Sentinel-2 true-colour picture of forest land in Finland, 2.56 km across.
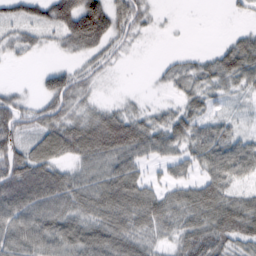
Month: February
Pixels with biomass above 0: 78%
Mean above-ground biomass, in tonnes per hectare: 54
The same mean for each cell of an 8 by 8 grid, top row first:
38 56 143 82 42 1 0 10
34 14 54 44 4 2 6 58
2 45 47 7 1 29 38 46
78 60 34 37 23 31 29 8
74 78 82 96 67 46 70 50
121 95 56 77 38 32 57 44
104 91 70 94 90 71 92 74
89 81 88 93 52 47 97 67
